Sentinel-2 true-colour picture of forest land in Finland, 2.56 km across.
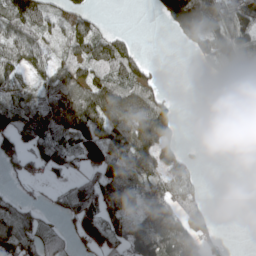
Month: April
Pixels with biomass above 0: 62%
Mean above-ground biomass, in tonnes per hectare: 71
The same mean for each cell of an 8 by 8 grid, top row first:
104 52 47 2 1 172 196 98
76 43 69 75 9 5 94 124
75 63 83 86 66 0 14 128
117 106 147 101 98 38 0 81
73 108 106 116 101 49 2 4
37 33 52 106 80 82 3 0
74 23 124 95 108 101 41 0
111 70 64 77 127 170 73 0
